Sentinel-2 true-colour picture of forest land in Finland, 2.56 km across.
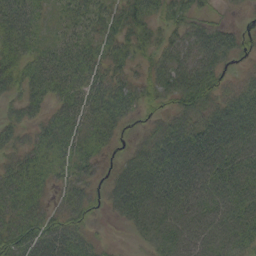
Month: September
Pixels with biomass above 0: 87%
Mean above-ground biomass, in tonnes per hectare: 47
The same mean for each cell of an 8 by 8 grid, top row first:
64 22 40 40 49 35 23 3
53 33 49 38 26 41 68 29
42 61 57 42 29 61 56 24
23 31 58 61 24 36 49 68
33 55 55 28 33 75 75 61
59 47 44 27 77 85 65 65
52 32 46 29 74 63 55 56
67 56 39 3 26 60 59 57
